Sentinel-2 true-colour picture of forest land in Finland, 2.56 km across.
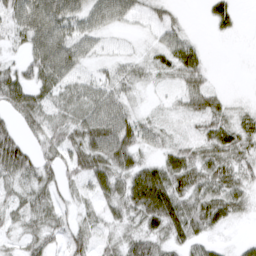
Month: March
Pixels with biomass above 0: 80%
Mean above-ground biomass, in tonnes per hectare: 36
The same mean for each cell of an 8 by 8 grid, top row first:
45 64 41 40 20 16 17 11
18 69 38 10 12 47 7 0
51 45 28 31 24 28 22 0
44 45 45 52 18 17 52 23
54 37 53 70 36 29 43 46
45 27 37 56 67 55 51 42
31 35 20 34 72 60 57 29
19 31 34 26 48 34 26 8
